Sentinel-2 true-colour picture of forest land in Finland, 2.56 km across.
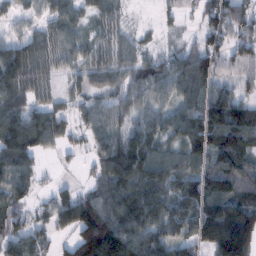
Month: February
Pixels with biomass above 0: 84%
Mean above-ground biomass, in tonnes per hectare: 78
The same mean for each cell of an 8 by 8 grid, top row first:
28 49 50 46 3 23 83 117
64 65 51 52 32 30 83 76
97 45 44 54 77 88 87 51
97 73 40 70 61 69 121 109
134 58 22 94 111 51 71 109
94 9 12 126 138 97 85 96
63 44 130 111 124 86 115 117
66 37 131 158 93 75 112 199
